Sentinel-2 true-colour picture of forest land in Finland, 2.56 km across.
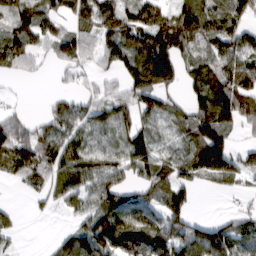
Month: March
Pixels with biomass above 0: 74%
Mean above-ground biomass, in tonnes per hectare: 76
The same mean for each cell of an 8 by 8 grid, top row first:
90 84 95 95 110 99 110 72
92 52 76 82 103 104 59 78
20 7 27 31 136 68 122 100
22 35 60 86 80 54 130 122
120 88 84 72 88 50 162 21
59 79 111 75 68 81 81 58
14 21 54 112 97 85 0 20
18 8 102 120 111 101 114 91
